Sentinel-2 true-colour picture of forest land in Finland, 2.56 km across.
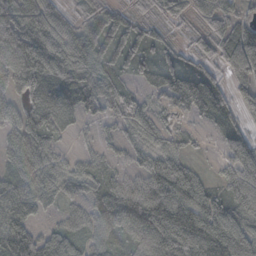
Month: October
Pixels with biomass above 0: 88%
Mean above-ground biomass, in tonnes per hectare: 57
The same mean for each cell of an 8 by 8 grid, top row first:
103 69 42 62 43 57 60 39
112 113 102 82 52 33 62 90
66 89 85 60 27 48 48 40
43 54 35 31 34 25 40 34
54 42 10 24 40 31 11 49
50 50 44 47 65 91 17 68
51 22 32 58 79 89 66 67
110 57 48 43 83 90 101 66
